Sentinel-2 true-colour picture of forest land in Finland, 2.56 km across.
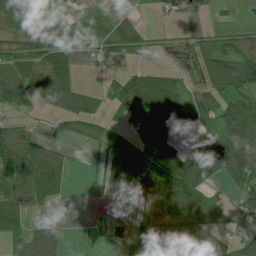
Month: July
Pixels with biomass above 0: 68%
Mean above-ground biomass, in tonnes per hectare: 66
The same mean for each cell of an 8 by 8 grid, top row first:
75 113 21 29 10 16 16 7
75 100 29 61 42 7 52 71
102 109 26 33 99 49 73 151
33 32 93 43 157 114 88 97
81 40 21 55 105 66 62 77
66 114 3 47 137 193 87 99
95 24 0 1 39 147 114 54
52 119 2 12 75 99 87 49
